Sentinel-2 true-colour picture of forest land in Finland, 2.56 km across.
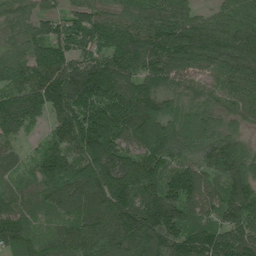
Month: July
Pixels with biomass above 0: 96%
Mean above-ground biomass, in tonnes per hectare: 135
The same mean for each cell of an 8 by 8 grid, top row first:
68 75 93 107 125 115 72 127
81 165 102 162 185 181 183 167
130 135 182 203 159 116 90 130
192 115 154 185 214 81 76 83
61 80 155 202 205 148 98 63
50 175 187 207 254 121 105 112
87 90 144 203 185 168 98 161
133 59 144 173 148 130 134 133
